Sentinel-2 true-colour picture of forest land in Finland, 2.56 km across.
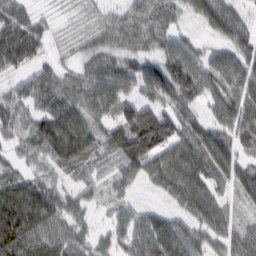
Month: February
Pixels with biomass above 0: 91%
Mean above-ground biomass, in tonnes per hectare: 61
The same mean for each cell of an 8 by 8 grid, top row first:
64 16 16 35 57 38 72 47
105 32 20 45 43 63 23 60
32 59 52 85 80 61 73 75
61 66 69 55 90 72 42 91
43 84 95 71 124 102 90 55
47 42 40 48 53 97 78 55
110 92 45 27 26 34 72 24
109 77 48 45 80 90 50 56
